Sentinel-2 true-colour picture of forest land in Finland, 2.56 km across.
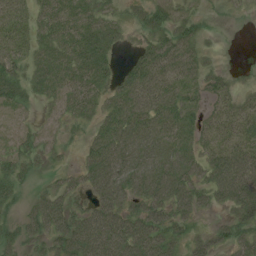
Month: July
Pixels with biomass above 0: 79%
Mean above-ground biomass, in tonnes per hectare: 43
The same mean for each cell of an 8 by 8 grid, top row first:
44 41 48 28 31 27 14 6
39 39 58 30 34 60 16 0
47 46 51 36 71 54 30 9
13 9 40 48 69 63 27 37
20 17 14 70 57 58 38 48
39 12 35 82 73 81 53 82
20 65 33 67 56 58 25 47
31 45 81 85 79 37 32 36
